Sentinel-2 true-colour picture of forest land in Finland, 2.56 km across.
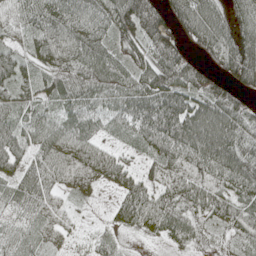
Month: May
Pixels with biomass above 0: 92%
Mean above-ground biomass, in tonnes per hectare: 65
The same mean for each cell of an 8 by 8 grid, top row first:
45 69 71 84 109 85 90 54
38 78 70 48 57 72 77 90
61 58 61 70 80 101 73 81
65 46 73 62 100 121 111 79
77 73 77 33 64 106 124 75
57 69 59 65 46 59 68 90
44 46 15 32 85 70 68 56
39 30 16 30 20 44 20 36
